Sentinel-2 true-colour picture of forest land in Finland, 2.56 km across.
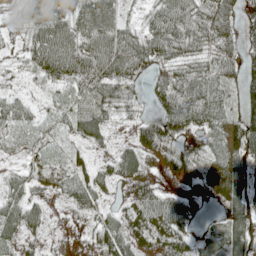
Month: May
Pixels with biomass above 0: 85%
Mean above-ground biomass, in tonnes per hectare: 41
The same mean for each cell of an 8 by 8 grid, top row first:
23 59 65 60 24 63 55 34
22 85 66 76 64 57 42 37
7 32 57 58 21 63 59 35
33 12 53 37 19 73 56 46
11 21 21 18 62 47 24 57
22 16 31 36 50 40 40 54
43 18 26 19 61 54 11 63
28 10 7 52 42 55 21 59
